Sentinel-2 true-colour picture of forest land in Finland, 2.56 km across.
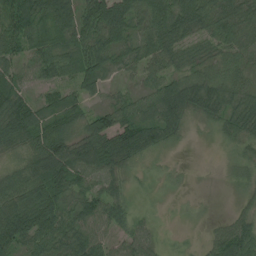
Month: August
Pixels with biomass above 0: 87%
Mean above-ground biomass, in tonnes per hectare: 56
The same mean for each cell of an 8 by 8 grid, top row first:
61 84 85 100 76 94 79 84
40 52 67 68 59 67 41 55
51 35 51 19 36 57 65 53
94 49 51 80 57 73 50 74
59 103 73 88 65 22 4 39
56 92 68 56 11 16 1 33
81 88 66 61 8 6 6 24
80 77 77 35 40 5 29 109
